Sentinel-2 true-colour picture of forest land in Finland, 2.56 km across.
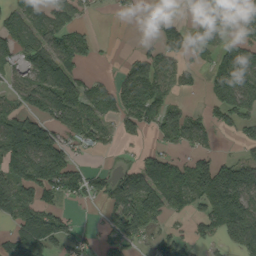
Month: September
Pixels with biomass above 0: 61%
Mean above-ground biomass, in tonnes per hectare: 76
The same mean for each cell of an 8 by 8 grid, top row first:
50 77 41 10 5 16 75 91
67 99 88 4 25 88 55 90
47 111 76 36 113 62 59 136
81 105 100 76 122 59 43 92
138 149 62 33 23 77 47 34
122 150 74 52 95 89 101 122
117 80 18 89 144 48 91 145
86 95 60 90 54 80 32 93
